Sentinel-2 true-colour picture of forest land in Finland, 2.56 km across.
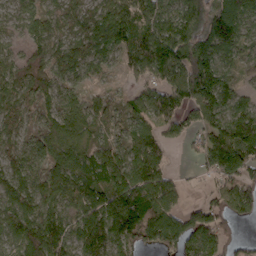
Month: March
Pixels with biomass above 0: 85%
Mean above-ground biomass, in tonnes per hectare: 74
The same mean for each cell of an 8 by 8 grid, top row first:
40 49 43 100 81 86 93 94
27 55 50 69 92 124 100 58
64 67 54 12 51 93 127 35
43 61 85 38 65 67 89 79
43 60 66 50 86 24 74 121
89 87 81 95 108 26 37 82
110 90 98 134 121 65 68 68
59 134 86 103 79 95 90 32
